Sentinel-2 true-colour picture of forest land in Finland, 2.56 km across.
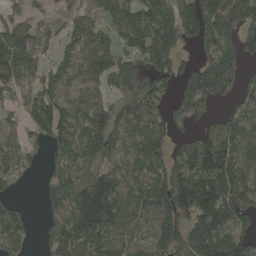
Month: May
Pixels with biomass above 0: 77%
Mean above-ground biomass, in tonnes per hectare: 109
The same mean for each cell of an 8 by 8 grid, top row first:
55 31 69 81 148 150 153 139
153 59 95 104 153 113 85 103
101 88 76 122 94 86 196 77
57 147 105 105 128 90 51 72
63 99 145 124 131 59 123 118
74 60 96 115 101 130 172 121
68 64 173 152 122 144 158 151
105 61 137 110 95 128 177 134
